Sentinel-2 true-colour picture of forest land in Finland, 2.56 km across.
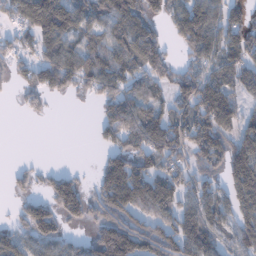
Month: January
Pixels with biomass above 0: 68%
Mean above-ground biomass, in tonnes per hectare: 93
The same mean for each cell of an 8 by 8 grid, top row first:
93 169 88 118 98 100 129 73
64 95 87 109 146 40 106 121
44 99 110 122 90 89 107 82
10 22 0 100 94 70 169 72
0 0 0 69 112 126 130 139
33 48 32 156 112 93 73 168
29 105 111 163 99 90 91 110
80 102 41 226 174 129 88 99
